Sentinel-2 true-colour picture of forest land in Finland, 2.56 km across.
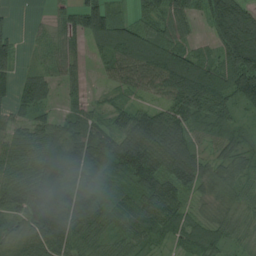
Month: August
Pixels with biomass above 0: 89%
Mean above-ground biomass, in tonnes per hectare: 73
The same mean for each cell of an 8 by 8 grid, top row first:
9 16 85 72 41 81 87 107
39 42 35 109 122 86 30 157
50 52 38 45 88 155 144 134
47 40 59 47 57 90 107 47
74 98 120 97 107 102 45 52
76 114 71 47 109 102 53 52
61 120 100 64 90 69 31 47
46 88 69 56 56 39 68 38
